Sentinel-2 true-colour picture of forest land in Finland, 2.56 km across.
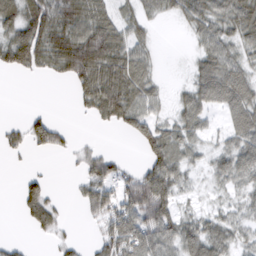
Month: March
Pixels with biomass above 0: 66%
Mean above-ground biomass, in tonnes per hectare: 51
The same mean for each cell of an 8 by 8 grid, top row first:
73 100 92 52 37 32 68 72
113 92 124 100 33 0 53 41
4 13 74 97 61 4 78 68
0 14 14 79 59 32 40 67
33 62 13 2 53 71 22 57
6 17 30 64 70 75 26 53
15 62 24 87 116 56 17 27
13 12 16 85 85 77 82 35
